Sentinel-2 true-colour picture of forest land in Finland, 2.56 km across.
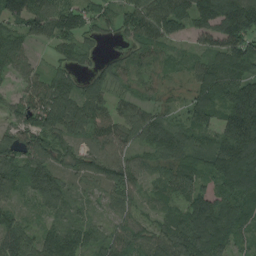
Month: August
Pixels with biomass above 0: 91%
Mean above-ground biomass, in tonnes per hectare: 83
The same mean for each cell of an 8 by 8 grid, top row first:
105 127 84 53 112 119 114 186
79 35 62 16 73 33 64 113
37 71 57 85 43 28 106 111
49 125 96 74 67 38 105 163
96 99 44 95 70 102 61 150
106 134 58 95 50 91 83 166
48 66 35 44 39 57 115 98
83 94 89 69 63 118 123 55
